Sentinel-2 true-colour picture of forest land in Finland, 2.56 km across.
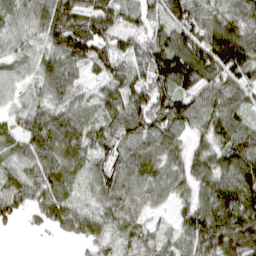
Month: April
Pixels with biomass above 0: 92%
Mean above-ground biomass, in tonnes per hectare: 86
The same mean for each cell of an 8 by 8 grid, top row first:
68 109 110 104 91 95 87 102
52 77 119 95 113 127 146 155
46 83 47 104 107 154 124 99
36 76 61 79 118 132 88 60
51 85 74 81 89 56 65 106
67 102 48 93 93 76 92 120
69 94 58 71 64 47 98 141
1 7 54 44 60 60 142 149
